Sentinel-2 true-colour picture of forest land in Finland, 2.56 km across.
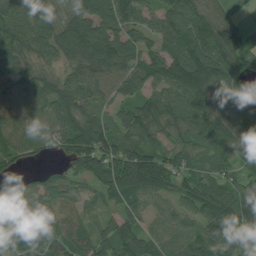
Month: July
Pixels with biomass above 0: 91%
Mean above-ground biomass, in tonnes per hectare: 85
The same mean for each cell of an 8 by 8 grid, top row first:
89 85 113 127 63 103 86 18
85 76 131 134 85 95 128 99
74 64 91 86 87 123 133 98
80 84 98 46 82 94 110 112
92 68 104 98 89 52 54 89
25 47 66 89 135 85 61 56
70 62 56 38 62 59 94 112
73 81 82 87 81 75 117 89
